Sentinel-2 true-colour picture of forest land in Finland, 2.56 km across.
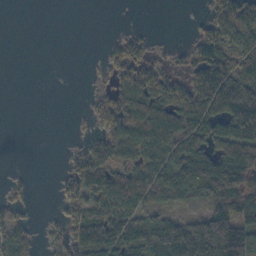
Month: October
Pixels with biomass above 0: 58%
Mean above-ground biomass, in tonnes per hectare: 68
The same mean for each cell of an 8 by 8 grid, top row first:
0 0 0 0 0 0 50 145
0 0 0 39 45 14 116 120
0 0 0 46 76 49 181 136
0 0 6 106 127 111 114 184
0 0 21 89 111 125 88 127
11 1 99 99 100 116 160 151
30 3 76 79 71 35 69 109
87 23 115 119 111 158 197 141
